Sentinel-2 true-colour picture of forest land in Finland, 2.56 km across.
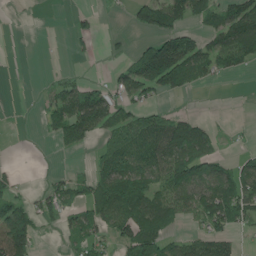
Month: June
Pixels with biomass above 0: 52%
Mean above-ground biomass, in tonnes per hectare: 56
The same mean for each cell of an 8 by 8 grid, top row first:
4 1 15 1 84 110 74 119
0 4 16 8 57 141 60 115
0 9 27 33 162 91 26 5
0 43 141 91 47 32 5 3
0 7 77 54 109 117 65 7
21 16 27 112 81 88 92 77
85 46 50 91 115 55 92 95
152 3 45 35 114 35 72 16
